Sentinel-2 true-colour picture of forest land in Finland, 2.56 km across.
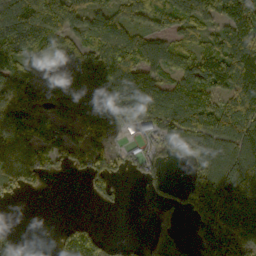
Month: October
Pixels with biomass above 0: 72%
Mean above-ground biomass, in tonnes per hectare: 86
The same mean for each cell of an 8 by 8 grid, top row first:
132 165 81 86 62 82 84 176
110 87 84 114 105 69 96 146
93 73 133 112 97 83 139 136
88 65 82 122 101 110 108 135
109 85 79 50 45 90 123 118
98 34 37 59 42 1 125 137
3 0 0 12 1 47 181 122
54 3 152 23 16 69 140 114
